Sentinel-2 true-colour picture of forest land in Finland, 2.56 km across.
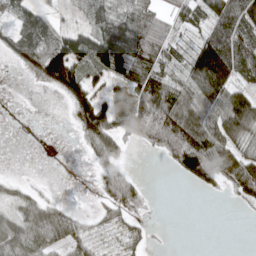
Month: April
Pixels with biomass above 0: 61%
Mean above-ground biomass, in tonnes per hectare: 66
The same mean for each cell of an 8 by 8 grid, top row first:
52 58 17 104 85 48 92 118
95 131 116 153 131 39 128 95
2 124 107 78 113 76 170 71
0 0 87 112 154 132 83 175
0 0 22 83 55 144 120 72
7 1 0 75 7 19 69 118
52 65 8 48 17 0 0 9
110 75 46 14 20 0 0 0
